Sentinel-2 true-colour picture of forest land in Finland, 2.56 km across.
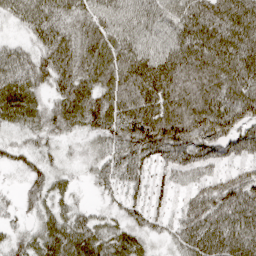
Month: April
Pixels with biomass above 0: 94%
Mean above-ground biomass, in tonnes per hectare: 73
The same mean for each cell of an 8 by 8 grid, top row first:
55 92 65 73 78 76 95 105
42 85 71 75 80 88 104 103
79 67 79 75 111 103 93 102
76 64 80 87 101 102 123 100
40 43 24 69 114 118 89 73
16 58 16 61 57 44 54 71
27 48 31 28 48 31 96 96
43 80 89 66 40 47 106 95
